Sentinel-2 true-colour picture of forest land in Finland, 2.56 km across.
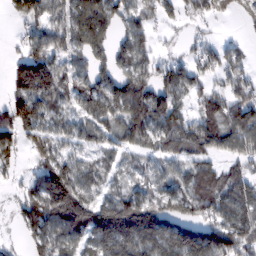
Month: February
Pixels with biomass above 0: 77%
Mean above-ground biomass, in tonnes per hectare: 90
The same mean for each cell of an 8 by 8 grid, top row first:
55 84 105 91 62 37 40 20
18 105 84 81 79 11 45 35
94 139 74 99 100 90 51 70
131 80 63 107 125 86 94 120
90 93 48 67 69 92 98 94
27 156 95 51 50 74 107 95
39 138 151 155 159 105 102 123
15 118 91 176 169 148 163 133
